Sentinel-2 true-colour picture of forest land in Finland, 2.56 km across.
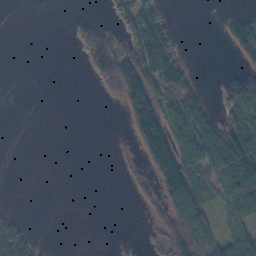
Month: October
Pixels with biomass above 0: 37%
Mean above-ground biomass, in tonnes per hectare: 42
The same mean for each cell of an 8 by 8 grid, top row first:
0 0 6 26 74 3 0 29
0 0 35 81 93 36 0 79
0 0 1 103 125 84 2 59
0 0 0 1 142 78 49 96
0 0 0 0 112 117 124 125
0 0 0 0 19 152 57 112
3 0 0 0 18 130 56 84
87 6 0 0 8 127 83 77
